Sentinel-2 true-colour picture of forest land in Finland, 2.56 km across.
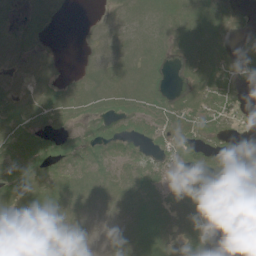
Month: June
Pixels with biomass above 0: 70%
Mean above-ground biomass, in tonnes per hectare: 8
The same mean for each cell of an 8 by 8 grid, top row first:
2 4 0 5 10 11 13 2
5 2 1 8 10 9 12 3
5 7 6 8 11 2 10 4
10 11 8 10 12 10 8 4
13 11 12 13 8 13 6 1
15 11 10 10 11 9 7 10
10 10 7 7 11 9 7 1
10 7 2 3 10 6 7 0
